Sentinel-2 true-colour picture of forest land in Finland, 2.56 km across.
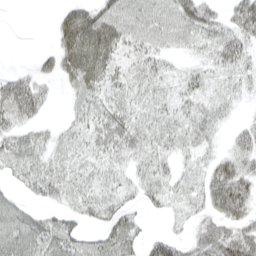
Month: April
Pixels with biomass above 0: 76%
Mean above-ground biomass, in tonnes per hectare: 32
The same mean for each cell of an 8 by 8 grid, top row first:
0 2 37 46 46 50 40 50
0 9 60 44 37 22 29 41
33 16 45 31 37 20 20 23
58 13 25 36 35 33 31 8
35 27 24 41 36 30 19 29
25 46 28 27 33 23 31 52
31 20 28 37 19 12 31 46
56 53 34 51 28 26 50 63
